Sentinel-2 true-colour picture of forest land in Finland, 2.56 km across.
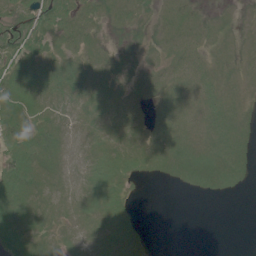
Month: June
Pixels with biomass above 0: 71%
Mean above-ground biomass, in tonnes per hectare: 8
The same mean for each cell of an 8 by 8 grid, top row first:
13 15 10 8 5 11 5 3
16 7 8 3 5 9 7 5
12 9 8 6 7 9 9 6
12 8 5 9 5 10 11 7
13 8 4 8 10 12 11 10
18 8 5 11 6 8 13 8
12 8 8 11 1 0 0 0
23 5 8 11 4 0 0 0
